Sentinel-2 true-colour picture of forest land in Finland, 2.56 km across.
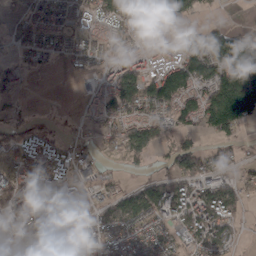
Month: March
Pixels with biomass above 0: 70%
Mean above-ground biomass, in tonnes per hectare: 72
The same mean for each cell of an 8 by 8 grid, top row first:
35 54 59 107 115 75 15 1
34 47 53 35 35 56 155 152
37 1 13 88 111 138 128 146
21 7 15 65 80 79 124 149
83 85 32 36 105 66 26 36
107 101 57 24 27 89 77 43
88 98 74 69 110 115 132 54
72 98 101 93 88 54 127 28
